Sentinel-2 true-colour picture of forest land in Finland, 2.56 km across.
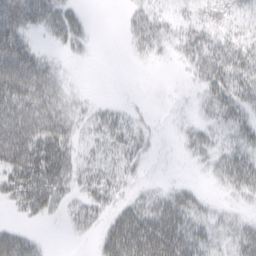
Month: March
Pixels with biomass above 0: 64%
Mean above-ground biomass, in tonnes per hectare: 30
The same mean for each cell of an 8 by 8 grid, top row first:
79 55 19 0 26 13 18 16
77 10 15 0 18 15 34 29
86 49 2 0 0 1 41 39
77 54 18 20 7 4 20 34
105 65 22 33 20 6 23 28
62 64 32 39 8 2 8 40
21 40 25 24 32 41 14 7
51 5 5 46 67 57 27 28
